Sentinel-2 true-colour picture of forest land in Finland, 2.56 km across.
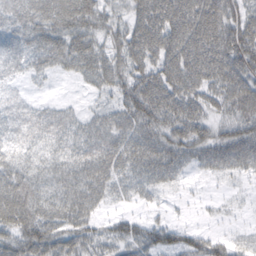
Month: February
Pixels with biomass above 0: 85%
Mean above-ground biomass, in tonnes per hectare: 62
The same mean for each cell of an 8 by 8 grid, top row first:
93 91 89 39 80 102 112 69
91 76 72 49 89 90 108 104
48 19 28 60 83 92 84 90
48 32 18 41 98 83 51 61
66 38 43 56 66 74 63 78
91 51 69 53 59 35 19 26
115 66 70 16 17 6 7 6
76 90 62 54 65 58 59 13
